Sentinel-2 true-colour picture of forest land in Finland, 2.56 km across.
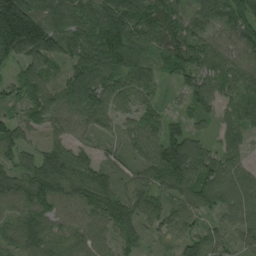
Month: August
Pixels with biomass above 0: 94%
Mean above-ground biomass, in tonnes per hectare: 81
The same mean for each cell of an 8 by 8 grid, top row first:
236 95 84 113 99 87 74 83
150 121 92 125 71 91 73 80
81 65 109 103 79 36 84 88
47 85 88 77 71 27 58 82
77 54 49 32 93 90 39 51
62 114 82 64 72 100 79 59
79 93 94 100 80 71 55 74
69 94 87 69 51 60 72 53
